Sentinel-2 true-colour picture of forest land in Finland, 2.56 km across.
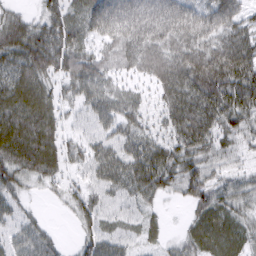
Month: March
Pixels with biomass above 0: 90%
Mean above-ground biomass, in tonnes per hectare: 57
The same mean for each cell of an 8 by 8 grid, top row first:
35 60 60 87 83 86 76 64
82 85 61 47 91 70 71 86
74 52 72 38 36 94 112 96
82 66 26 50 36 83 90 87
88 69 32 42 60 67 63 41
61 50 23 57 79 73 55 34
29 5 46 26 29 5 59 47
33 32 29 45 29 22 54 46
